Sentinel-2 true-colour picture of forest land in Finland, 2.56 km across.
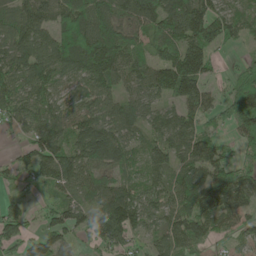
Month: May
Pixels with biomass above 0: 83%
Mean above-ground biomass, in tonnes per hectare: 79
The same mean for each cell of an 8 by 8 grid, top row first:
95 80 108 108 116 116 109 61
103 97 131 136 52 99 82 23
82 98 73 92 85 146 64 58
73 84 76 74 73 59 56 110
25 115 119 153 49 72 71 56
41 76 90 54 49 65 89 81
38 36 59 107 72 69 90 68
73 95 32 78 38 77 44 33
